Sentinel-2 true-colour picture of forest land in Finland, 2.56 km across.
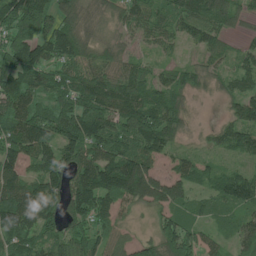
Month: June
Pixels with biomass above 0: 91%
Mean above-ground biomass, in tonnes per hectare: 110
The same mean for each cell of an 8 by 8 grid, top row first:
198 163 92 66 116 116 147 73
204 136 122 74 49 46 85 42
168 105 133 116 92 74 53 87
128 100 164 146 177 92 2 92
158 137 184 145 133 64 40 106
127 146 147 164 153 84 59 96
171 106 143 101 57 102 66 104
106 92 139 89 54 170 59 87
